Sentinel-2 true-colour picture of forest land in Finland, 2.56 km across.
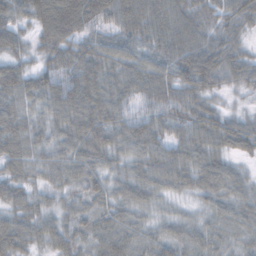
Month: November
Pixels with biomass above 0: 98%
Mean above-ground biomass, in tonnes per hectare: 57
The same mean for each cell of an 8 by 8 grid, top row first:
54 101 104 73 81 72 47 57
48 62 56 52 49 72 73 41
68 69 85 65 77 65 65 46
49 50 86 69 62 59 61 27
58 43 68 68 67 60 61 51
49 38 55 45 55 69 63 36
49 35 41 49 43 26 37 47
71 47 48 69 47 48 46 33
